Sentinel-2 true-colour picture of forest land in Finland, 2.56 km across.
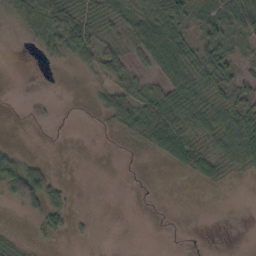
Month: October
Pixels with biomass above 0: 48%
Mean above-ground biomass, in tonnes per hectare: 20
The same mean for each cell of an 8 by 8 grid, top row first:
40 77 32 20 34 41 19 57
0 29 55 27 40 53 30 11
0 0 4 30 20 46 33 22
0 2 1 43 47 50 39 34
4 0 0 1 22 50 23 52
67 27 0 0 1 4 26 8
19 40 1 0 1 1 0 0
7 9 3 0 0 1 1 0
